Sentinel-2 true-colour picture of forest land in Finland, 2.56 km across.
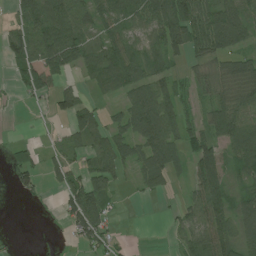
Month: July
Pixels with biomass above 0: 67%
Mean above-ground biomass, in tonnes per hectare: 58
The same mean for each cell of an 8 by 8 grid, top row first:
52 123 74 69 84 136 89 81
72 105 80 77 56 72 88 50
26 65 22 68 87 46 46 73
2 16 84 21 112 77 48 77
15 13 44 77 83 71 78 86
41 32 51 70 53 37 116 38
0 3 127 30 1 16 115 62
3 0 48 32 0 22 95 83
